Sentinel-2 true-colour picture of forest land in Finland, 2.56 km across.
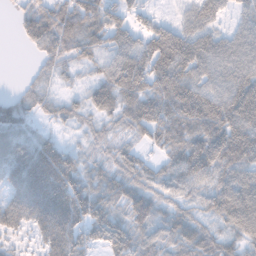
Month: November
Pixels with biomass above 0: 88%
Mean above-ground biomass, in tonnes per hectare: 71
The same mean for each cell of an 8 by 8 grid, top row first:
20 79 88 65 41 24 72 38
4 56 63 70 76 124 84 77
4 31 22 86 99 114 75 89
56 32 34 64 92 111 122 110
88 53 19 33 39 87 123 128
102 139 65 55 48 78 80 92
115 157 104 57 69 42 56 112
38 100 68 69 53 62 63 56
